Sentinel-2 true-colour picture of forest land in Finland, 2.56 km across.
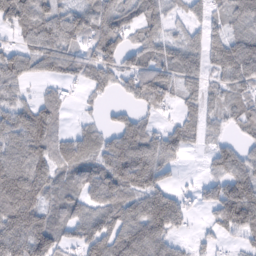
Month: February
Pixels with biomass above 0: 76%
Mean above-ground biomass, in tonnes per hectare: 61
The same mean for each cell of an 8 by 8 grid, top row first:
92 74 67 71 63 19 48 74
46 73 56 75 61 43 69 87
61 36 45 39 84 63 43 79
70 67 12 15 32 27 45 60
85 75 73 67 89 70 26 34
105 72 71 53 29 19 36 93
121 68 65 87 49 10 47 158
33 107 78 101 115 33 26 37
